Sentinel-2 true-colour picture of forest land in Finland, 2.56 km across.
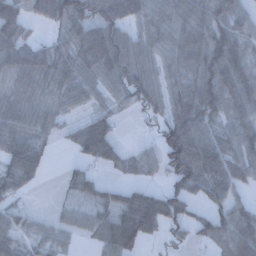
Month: December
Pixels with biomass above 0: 77%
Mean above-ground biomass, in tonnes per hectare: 64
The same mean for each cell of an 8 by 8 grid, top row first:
62 59 96 81 61 74 86 56
71 47 80 108 58 68 106 68
40 62 73 70 82 56 105 97
66 43 26 44 44 81 81 70
82 34 68 75 18 135 88 75
93 14 58 12 30 95 106 63
39 7 40 65 112 68 50 48
46 40 19 75 55 24 41 81
